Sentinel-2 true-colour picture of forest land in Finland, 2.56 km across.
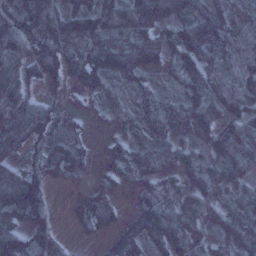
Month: January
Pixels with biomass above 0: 82%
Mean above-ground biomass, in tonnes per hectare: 64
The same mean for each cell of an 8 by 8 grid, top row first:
99 97 103 77 142 94 83 61
91 98 101 97 82 71 89 87
75 74 80 44 36 36 85 103
71 67 23 16 52 62 66 86
58 51 27 29 53 42 31 85
76 52 12 12 49 55 61 36
95 58 35 38 67 69 66 33
92 50 6 34 68 94 54 68
